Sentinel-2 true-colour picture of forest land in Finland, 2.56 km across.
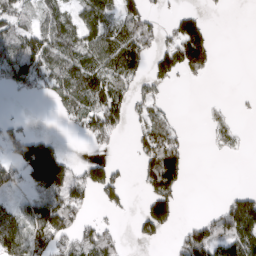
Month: March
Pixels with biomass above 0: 50%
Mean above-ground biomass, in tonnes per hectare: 77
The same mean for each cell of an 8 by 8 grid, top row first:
85 66 73 96 105 56 26 0
99 132 105 146 118 150 116 0
133 106 111 102 66 46 16 0
3 9 118 124 64 12 23 7
104 89 9 40 104 89 20 23
72 245 82 94 90 138 0 0
60 139 80 47 62 80 14 131
131 137 93 65 47 39 133 131
